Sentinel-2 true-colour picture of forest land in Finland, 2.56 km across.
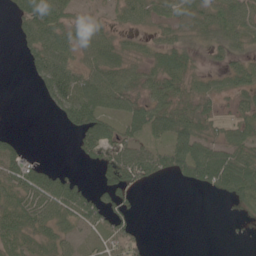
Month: June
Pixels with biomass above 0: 65%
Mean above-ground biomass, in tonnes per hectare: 40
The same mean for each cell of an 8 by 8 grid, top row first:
35 101 24 24 40 48 54 60
11 83 51 46 20 39 23 29
0 84 62 71 40 47 19 39
0 15 93 60 65 60 28 36
24 0 33 63 46 72 52 46
57 45 16 53 58 33 72 94
47 55 62 57 4 0 0 23
47 31 18 36 14 0 0 2
